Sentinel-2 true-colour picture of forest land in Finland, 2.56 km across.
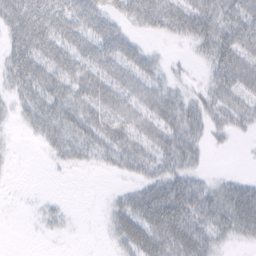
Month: February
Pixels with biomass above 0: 69%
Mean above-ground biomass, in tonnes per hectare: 28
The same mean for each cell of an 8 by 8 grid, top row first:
55 53 51 29 50 39 41 39
38 43 39 45 20 2 31 41
32 43 39 39 32 11 16 39
16 46 36 36 31 36 29 32
3 29 36 41 32 37 16 2
1 1 2 9 27 31 9 8
1 10 0 18 48 60 41 44
0 3 1 16 51 49 34 14
